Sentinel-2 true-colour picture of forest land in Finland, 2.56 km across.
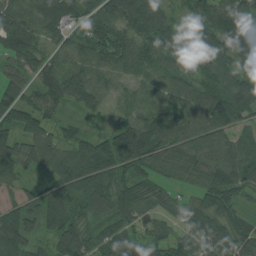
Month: August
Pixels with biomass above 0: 93%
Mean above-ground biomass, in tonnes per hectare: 79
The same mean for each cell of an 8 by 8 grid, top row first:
83 95 83 94 138 56 102 118
110 51 55 92 75 92 109 120
67 86 82 30 37 62 64 104
115 57 36 15 60 79 110 100
91 72 63 102 114 90 81 66
73 49 99 88 65 54 87 89
66 98 64 88 65 51 81 42
89 46 91 97 70 61 84 75
